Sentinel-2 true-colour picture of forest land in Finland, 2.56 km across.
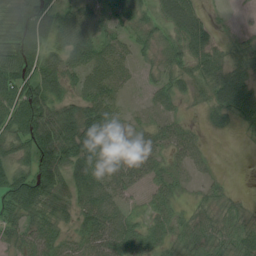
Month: August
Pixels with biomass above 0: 82%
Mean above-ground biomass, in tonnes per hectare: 44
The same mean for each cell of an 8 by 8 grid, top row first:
41 59 52 31 29 71 20 5
77 56 73 42 22 47 50 28
84 61 40 49 15 32 42 54
75 73 55 41 11 17 27 53
56 87 90 48 34 39 12 2
58 80 53 45 37 28 19 0
48 53 53 54 21 33 26 19
38 56 48 73 57 35 45 42
